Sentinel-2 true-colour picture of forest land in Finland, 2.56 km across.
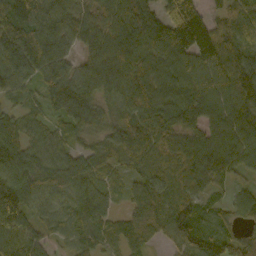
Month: October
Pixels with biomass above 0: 94%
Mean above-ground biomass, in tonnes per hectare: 99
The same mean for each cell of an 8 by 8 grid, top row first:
143 135 94 129 116 159 66 68
142 131 67 119 122 143 134 113
107 102 111 124 120 99 114 147
54 60 123 69 113 118 106 120
107 91 50 78 118 97 118 124
109 107 115 58 78 92 109 48
150 72 102 51 104 93 39 72
100 49 81 80 80 88 85 53
